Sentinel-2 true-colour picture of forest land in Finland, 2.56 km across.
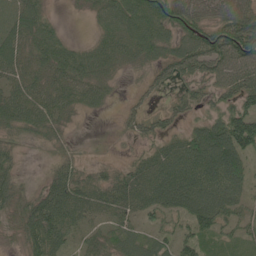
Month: May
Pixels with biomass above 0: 78%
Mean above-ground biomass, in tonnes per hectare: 49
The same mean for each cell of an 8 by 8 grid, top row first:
49 28 5 77 87 89 60 90
58 59 28 56 58 50 85 99
53 48 62 27 16 29 42 68
68 60 25 6 22 26 25 88
23 18 3 2 17 37 96 102
37 28 42 35 59 73 68 52
38 84 60 54 49 54 82 40
18 85 30 38 43 52 37 27
